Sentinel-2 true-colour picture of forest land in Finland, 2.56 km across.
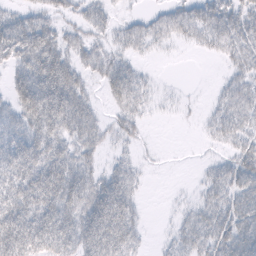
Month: February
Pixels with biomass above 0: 69%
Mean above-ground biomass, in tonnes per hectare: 41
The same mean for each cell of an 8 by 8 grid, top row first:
33 32 27 17 19 40 54 49
66 69 39 27 23 8 23 47
41 84 35 53 21 1 1 33
50 86 58 21 21 5 13 49
68 69 47 18 8 0 9 33
69 80 55 43 11 0 22 50
75 76 63 85 12 7 42 54
84 72 64 83 15 26 46 70
